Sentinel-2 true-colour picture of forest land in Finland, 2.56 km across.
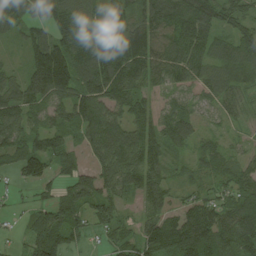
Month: August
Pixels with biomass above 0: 89%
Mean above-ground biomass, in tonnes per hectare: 68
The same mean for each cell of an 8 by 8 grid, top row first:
75 86 75 67 81 110 97 67
17 139 91 101 113 93 78 62
47 184 102 106 69 63 58 43
74 62 91 67 51 57 29 24
67 72 53 112 83 49 29 13
42 57 68 92 79 18 33 56
11 54 53 61 30 29 58 90
12 103 29 28 57 94 99 108
